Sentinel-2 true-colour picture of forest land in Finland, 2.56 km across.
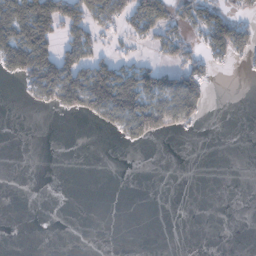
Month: January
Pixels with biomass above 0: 30%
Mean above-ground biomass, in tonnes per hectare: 36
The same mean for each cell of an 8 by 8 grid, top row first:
141 134 79 75 101 51 80 38
161 91 84 19 19 60 65 63
35 113 110 147 91 69 45 1
0 18 53 97 118 91 14 0
0 0 0 4 30 0 0 0
0 0 0 0 0 0 0 0
0 0 0 0 0 0 0 0
0 0 0 0 0 0 0 0
